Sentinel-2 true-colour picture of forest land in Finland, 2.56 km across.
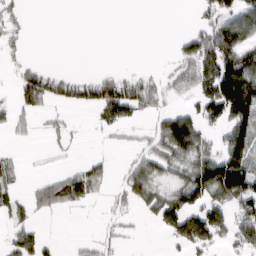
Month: March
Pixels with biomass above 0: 43%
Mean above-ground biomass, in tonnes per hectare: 53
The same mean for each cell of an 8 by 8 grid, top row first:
32 0 0 0 0 0 45 88
26 0 0 0 0 27 121 120
45 83 54 74 51 50 112 211
46 28 12 92 45 71 76 159
9 9 5 8 26 153 53 131
27 21 68 22 94 48 140 158
27 52 25 28 31 102 104 89
49 19 9 23 3 52 88 65
